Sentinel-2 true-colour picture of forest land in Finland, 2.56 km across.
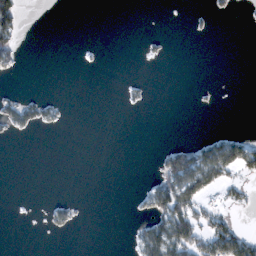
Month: February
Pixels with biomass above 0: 16%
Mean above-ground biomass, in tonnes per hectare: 15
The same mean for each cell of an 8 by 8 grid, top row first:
56 0 0 0 0 0 10 3
36 0 1 0 6 0 0 0
5 0 0 0 5 0 0 0
49 24 0 0 3 0 2 0
1 0 0 0 0 17 47 49
0 0 0 0 3 96 79 32
0 14 9 0 18 98 27 12
0 1 0 0 52 94 62 55
